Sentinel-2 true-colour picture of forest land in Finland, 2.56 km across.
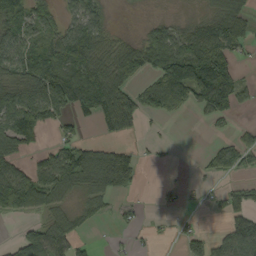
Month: September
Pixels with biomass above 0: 56%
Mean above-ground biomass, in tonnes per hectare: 55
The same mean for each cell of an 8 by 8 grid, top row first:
99 54 74 16 5 12 39 57
83 84 131 73 62 66 101 38
80 125 151 114 43 58 86 36
128 79 61 143 71 28 31 11
102 21 56 30 9 4 9 43
80 93 94 102 11 2 14 22
108 61 40 22 11 12 11 22
34 100 28 5 9 17 47 87
